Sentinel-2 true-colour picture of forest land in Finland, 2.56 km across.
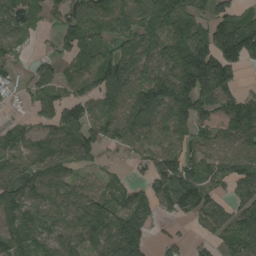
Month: August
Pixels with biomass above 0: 80%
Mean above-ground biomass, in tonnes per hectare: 97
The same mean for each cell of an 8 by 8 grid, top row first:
97 54 101 100 97 113 87 74
69 12 95 81 98 125 124 167
35 78 77 158 137 157 189 41
16 84 88 87 172 123 108 93
88 87 115 72 99 72 75 96
109 107 53 35 55 119 75 92
133 106 141 127 115 80 94 98
107 97 108 208 111 42 36 129
